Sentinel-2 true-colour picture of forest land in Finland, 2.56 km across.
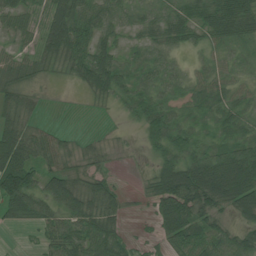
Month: July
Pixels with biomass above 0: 83%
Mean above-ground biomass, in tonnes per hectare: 49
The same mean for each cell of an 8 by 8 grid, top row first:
39 56 83 44 30 44 59 67
23 62 71 49 34 29 32 29
36 14 45 77 42 31 41 26
61 5 1 9 63 41 38 37
89 54 16 11 28 63 34 45
104 55 40 19 12 122 138 133
63 48 65 56 10 116 53 77
1 34 62 67 17 62 68 48
